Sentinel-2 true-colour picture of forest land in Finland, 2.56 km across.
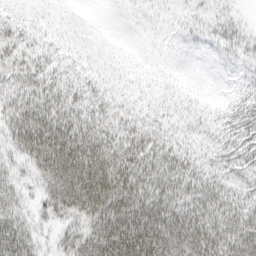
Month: March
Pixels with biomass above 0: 96%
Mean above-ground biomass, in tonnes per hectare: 40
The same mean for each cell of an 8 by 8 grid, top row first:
26 22 23 21 19 13 20 11
41 24 20 19 19 23 23 28
38 39 29 24 21 20 17 17
48 53 42 36 25 19 22 41
43 75 71 51 49 36 29 41
28 62 77 71 58 50 40 35
40 37 59 65 64 53 49 44
74 17 52 94 97 64 55 54
